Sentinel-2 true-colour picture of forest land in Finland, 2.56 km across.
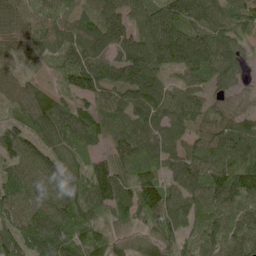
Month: June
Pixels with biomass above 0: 94%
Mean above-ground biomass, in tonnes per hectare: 84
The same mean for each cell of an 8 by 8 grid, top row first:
82 72 63 65 68 102 116 81
64 59 85 62 87 124 123 54
59 25 114 111 104 43 77 52
40 103 68 108 103 91 62 63
101 67 65 77 90 74 69 77
115 99 72 139 92 78 106 102
114 120 84 95 99 91 77 76
144 154 59 70 58 62 72 77
